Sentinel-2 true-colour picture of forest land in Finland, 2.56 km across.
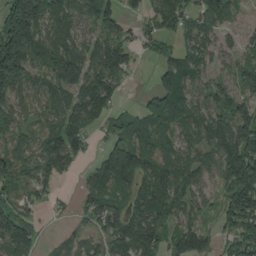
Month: August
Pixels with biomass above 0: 80%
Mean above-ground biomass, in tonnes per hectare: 103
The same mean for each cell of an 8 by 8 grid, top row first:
228 154 104 93 66 145 108 32
244 125 78 136 52 54 92 54
180 76 128 127 2 104 64 66
85 68 129 99 90 144 111 107
71 112 92 75 128 71 101 180
83 101 35 164 132 114 61 173
93 26 41 95 140 86 44 159
170 14 59 125 180 93 79 131
